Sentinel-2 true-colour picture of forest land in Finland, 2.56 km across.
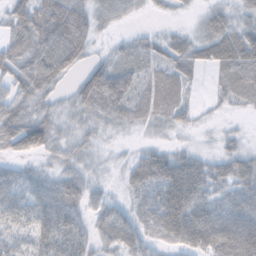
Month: October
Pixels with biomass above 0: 82%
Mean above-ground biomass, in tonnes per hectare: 44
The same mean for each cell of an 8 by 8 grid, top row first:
49 98 76 32 9 10 31 27
55 76 76 15 23 36 52 81
52 56 43 84 33 40 10 64
49 31 38 45 42 42 8 11
69 47 34 10 14 14 7 21
28 26 37 9 63 87 59 58
39 48 38 33 40 93 55 60
26 47 37 39 36 57 79 99
